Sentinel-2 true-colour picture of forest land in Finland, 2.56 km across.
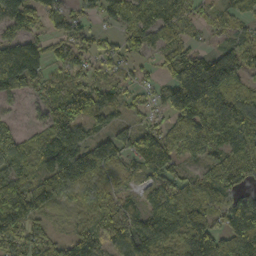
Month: October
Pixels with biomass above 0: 85%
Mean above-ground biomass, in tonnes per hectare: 93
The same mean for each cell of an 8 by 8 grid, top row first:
127 65 52 82 117 97 35 69
131 69 65 46 90 75 25 36
122 52 55 49 30 138 206 68
22 80 121 73 38 141 154 133
86 89 113 118 127 99 98 103
101 113 146 62 73 73 85 119
158 80 56 77 65 134 105 125
116 73 98 98 127 92 149 154
